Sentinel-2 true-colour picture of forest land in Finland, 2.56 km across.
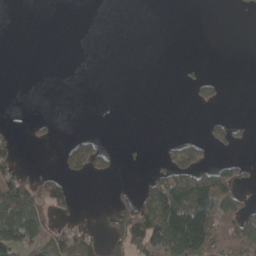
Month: April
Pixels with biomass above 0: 25%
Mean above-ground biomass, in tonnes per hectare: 33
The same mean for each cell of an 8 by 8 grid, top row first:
0 0 0 0 0 0 0 1
0 0 0 0 0 0 0 0
0 0 0 0 0 2 26 0
0 1 0 0 0 0 5 0
23 9 58 6 2 37 43 15
70 40 26 14 15 91 88 38
102 69 5 42 88 189 163 90
85 68 57 56 90 159 112 130
